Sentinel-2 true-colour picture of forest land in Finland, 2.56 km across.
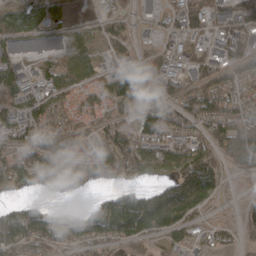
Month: April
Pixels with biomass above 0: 76%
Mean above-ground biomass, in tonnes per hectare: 82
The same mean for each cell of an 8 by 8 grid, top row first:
83 67 5 33 3 60 74 89
41 24 60 49 9 42 37 67
68 69 61 90 78 49 78 91
78 89 59 72 133 85 124 108
76 123 81 142 110 97 93 177
134 136 80 103 70 119 146 27
71 54 52 161 209 197 47 13
165 98 96 87 80 62 40 46
